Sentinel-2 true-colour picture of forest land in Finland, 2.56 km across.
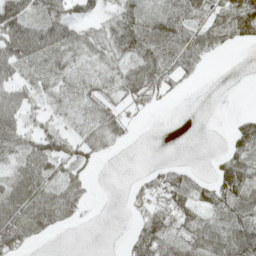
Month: May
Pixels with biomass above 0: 66%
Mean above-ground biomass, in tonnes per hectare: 46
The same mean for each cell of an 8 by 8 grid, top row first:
96 75 45 37 55 64 46 97
108 96 57 60 92 72 44 15
64 60 52 41 83 32 2 0
85 35 42 41 18 1 0 11
57 60 39 32 0 0 0 61
49 51 31 0 22 52 19 83
72 80 37 0 42 69 50 60
56 12 0 0 78 63 77 92
